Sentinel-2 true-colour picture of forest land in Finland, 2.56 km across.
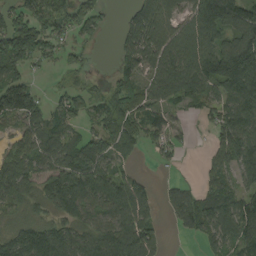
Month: August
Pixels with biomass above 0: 78%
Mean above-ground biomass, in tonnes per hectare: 91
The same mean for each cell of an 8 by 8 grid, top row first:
95 118 85 8 101 65 181 137
159 81 34 20 122 111 121 169
92 10 21 54 76 141 151 213
150 83 67 113 100 43 55 136
63 118 90 82 58 57 25 126
131 99 131 92 24 8 50 68
47 66 93 92 88 96 116 128
120 146 89 119 101 6 60 118
